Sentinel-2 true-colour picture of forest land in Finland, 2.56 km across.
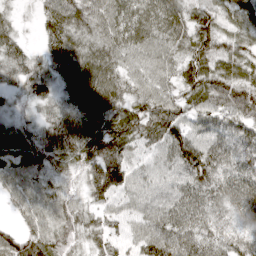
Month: April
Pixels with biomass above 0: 93%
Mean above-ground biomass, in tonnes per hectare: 57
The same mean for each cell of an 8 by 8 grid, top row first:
21 56 63 68 68 65 54 47
49 46 60 64 59 48 66 46
40 59 76 63 51 48 69 60
23 34 69 62 76 72 53 57
48 61 85 79 56 91 66 59
62 39 31 100 44 53 82 63
38 61 38 42 50 58 53 60
73 72 36 42 65 70 56 54
